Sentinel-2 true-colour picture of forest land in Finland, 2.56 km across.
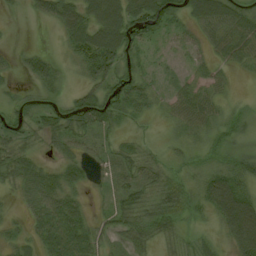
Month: August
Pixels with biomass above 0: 80%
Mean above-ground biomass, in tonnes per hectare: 39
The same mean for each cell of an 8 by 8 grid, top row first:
4 36 67 84 81 36 86 55
9 7 66 96 31 28 30 58
14 39 25 62 34 17 33 5
32 42 68 51 28 41 47 14
42 27 35 23 14 12 17 16
52 35 31 24 39 24 36 50
10 67 34 31 49 54 39 95
21 63 71 25 41 25 16 81
